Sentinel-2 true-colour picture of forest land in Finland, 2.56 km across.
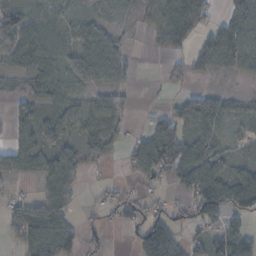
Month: November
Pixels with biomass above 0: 67%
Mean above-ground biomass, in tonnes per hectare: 52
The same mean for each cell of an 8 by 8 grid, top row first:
57 43 26 19 31 77 68 58
99 60 50 57 5 32 81 82
32 73 47 50 3 23 18 17
45 49 63 72 4 38 87 30
67 70 53 45 74 91 67 10
67 71 52 7 62 62 91 63
54 84 21 26 38 24 110 73
34 116 48 7 87 47 60 59
